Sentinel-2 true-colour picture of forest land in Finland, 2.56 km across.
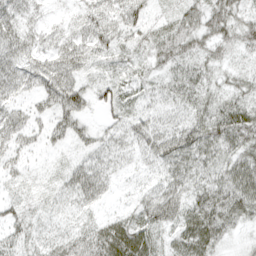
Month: April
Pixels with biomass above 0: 92%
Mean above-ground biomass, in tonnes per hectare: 41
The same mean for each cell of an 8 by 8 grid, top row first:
52 18 32 48 39 33 51 40
61 37 50 44 37 50 42 37
54 58 36 35 29 40 37 31
37 39 46 41 29 29 49 60
36 21 24 33 45 66 61 60
20 12 50 27 20 49 42 65
27 21 28 12 49 64 69 55
37 29 52 74 59 38 62 15
